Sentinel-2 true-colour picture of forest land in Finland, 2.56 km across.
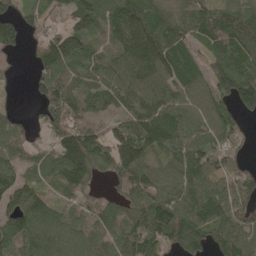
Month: May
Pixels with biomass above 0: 87%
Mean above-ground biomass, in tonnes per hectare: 104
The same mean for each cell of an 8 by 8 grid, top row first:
85 55 136 137 122 90 103 99
64 117 128 94 162 118 85 119
9 100 93 114 127 124 105 140
29 85 97 87 127 119 110 76
77 54 169 114 122 108 98 33
103 90 141 76 121 101 108 77
111 83 66 80 119 145 140 90
131 125 97 111 135 121 102 150
